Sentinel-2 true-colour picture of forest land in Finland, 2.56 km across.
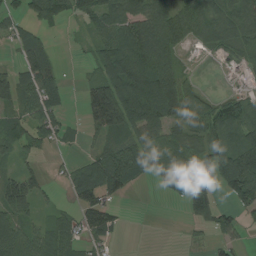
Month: August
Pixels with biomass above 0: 67%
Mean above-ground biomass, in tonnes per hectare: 69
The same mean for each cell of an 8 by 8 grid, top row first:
43 98 64 100 91 100 87 85
45 52 11 112 138 71 42 67
67 89 15 132 138 113 1 8
53 91 22 189 137 106 56 80
73 41 12 63 89 76 74 99
64 23 80 116 51 92 79 159
90 19 70 49 0 6 94 67
92 88 50 31 0 1 25 25
